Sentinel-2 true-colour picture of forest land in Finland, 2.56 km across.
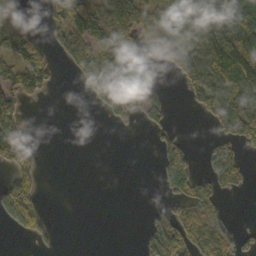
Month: October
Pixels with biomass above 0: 45%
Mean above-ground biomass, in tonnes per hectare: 51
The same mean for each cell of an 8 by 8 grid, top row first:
65 35 114 113 93 78 119 112
97 46 91 80 42 75 130 171
88 52 36 150 66 22 115 140
70 0 0 56 44 2 50 135
106 0 0 0 0 38 9 43
61 0 0 0 0 69 21 18
86 14 0 0 4 27 38 0
4 21 0 0 38 95 64 25
